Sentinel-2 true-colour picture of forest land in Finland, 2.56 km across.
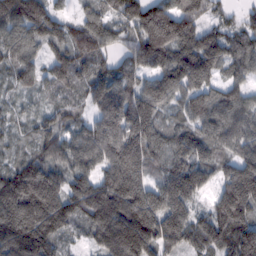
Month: February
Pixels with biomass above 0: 94%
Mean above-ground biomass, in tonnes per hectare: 132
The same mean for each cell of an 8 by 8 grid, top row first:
194 164 69 93 170 184 83 48
136 105 144 86 165 163 150 105
82 88 114 150 102 143 108 73
37 58 58 169 162 75 139 108
42 114 128 169 181 132 105 100
136 137 123 147 115 190 96 181
200 196 153 198 218 181 74 201
184 144 32 174 197 138 144 217
